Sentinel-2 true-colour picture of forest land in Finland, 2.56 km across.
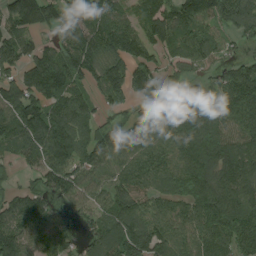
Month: August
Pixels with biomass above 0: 86%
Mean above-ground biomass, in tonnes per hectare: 125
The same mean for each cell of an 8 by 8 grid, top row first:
137 112 133 112 125 146 149 148
125 88 148 129 108 129 122 34
99 177 88 155 117 81 78 147
145 131 110 56 107 212 168 154
103 167 125 113 135 128 201 147
29 141 117 110 114 150 155 185
97 86 85 136 103 96 166 137
145 99 51 163 177 123 123 106
